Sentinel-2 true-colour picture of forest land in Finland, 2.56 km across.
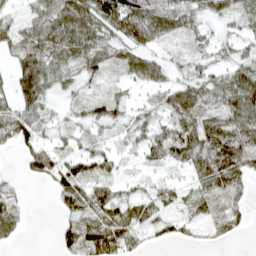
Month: April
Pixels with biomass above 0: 76%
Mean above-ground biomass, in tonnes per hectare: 42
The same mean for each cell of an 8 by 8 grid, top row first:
21 57 89 94 78 55 31 40
51 62 67 42 40 17 20 27
50 62 35 18 30 27 47 74
53 25 22 37 24 56 44 78
45 28 20 20 39 75 87 92
7 42 54 24 17 12 72 57
31 2 61 65 53 32 36 30
19 0 71 78 24 24 18 10
